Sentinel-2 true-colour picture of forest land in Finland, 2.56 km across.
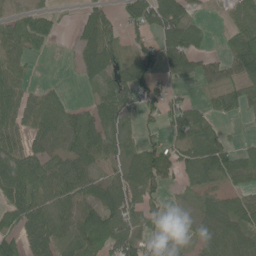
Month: June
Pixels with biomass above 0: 71%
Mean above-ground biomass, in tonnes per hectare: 55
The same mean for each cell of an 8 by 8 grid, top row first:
44 44 21 35 75 79 8 52
71 23 47 56 58 72 19 84
65 6 20 62 79 33 41 76
69 75 34 76 36 47 43 43
64 65 70 47 40 36 71 25
99 89 70 30 76 40 61 76
77 79 55 67 54 21 53 65
51 86 75 78 52 27 59 67
